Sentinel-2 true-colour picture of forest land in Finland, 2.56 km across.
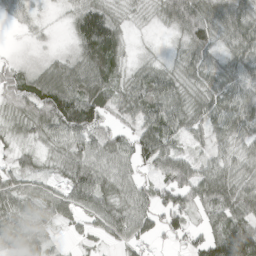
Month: April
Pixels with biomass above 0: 85%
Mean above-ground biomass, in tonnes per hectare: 56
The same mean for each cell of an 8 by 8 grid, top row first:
30 5 83 53 8 69 81 72
2 7 73 107 3 15 56 53
60 72 92 60 52 47 54 59
43 111 138 41 74 66 55 68
16 39 75 66 85 35 33 30
43 22 74 63 34 81 57 47
54 53 57 62 58 80 62 75
49 30 15 30 42 33 70 180
